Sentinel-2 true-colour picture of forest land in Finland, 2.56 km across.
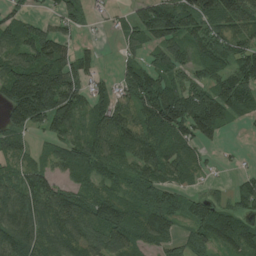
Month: July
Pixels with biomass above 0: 80%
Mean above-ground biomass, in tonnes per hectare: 83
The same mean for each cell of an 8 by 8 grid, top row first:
43 26 52 15 77 109 94 95
100 117 33 3 52 83 88 80
165 175 69 25 91 59 63 98
138 154 82 80 89 147 145 68
67 43 82 104 99 98 42 3
80 81 74 64 75 56 17 24
176 140 139 133 88 69 74 54
127 100 98 104 70 50 84 98
